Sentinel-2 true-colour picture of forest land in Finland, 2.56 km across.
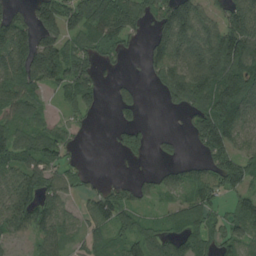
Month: August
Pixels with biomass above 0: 71%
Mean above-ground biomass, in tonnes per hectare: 84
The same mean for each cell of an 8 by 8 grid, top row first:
81 118 124 127 88 188 75 163
164 124 79 70 27 153 150 153
115 103 129 18 14 123 156 158
80 25 66 16 26 33 163 149
98 92 12 21 53 30 127 75
86 81 44 11 19 62 90 113
113 84 34 108 36 53 77 80
46 76 42 50 78 73 71 93
